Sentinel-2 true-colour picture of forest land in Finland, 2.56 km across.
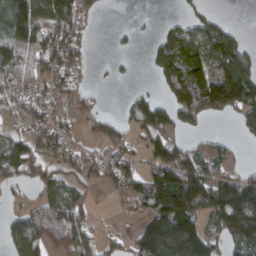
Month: March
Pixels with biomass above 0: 61%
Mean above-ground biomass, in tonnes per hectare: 82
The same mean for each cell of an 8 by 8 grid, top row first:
120 134 90 1 3 16 48 0
109 106 72 9 11 129 130 90
66 75 43 14 3 128 143 175
47 74 46 14 91 106 100 104
85 84 35 68 54 67 31 19
69 69 60 75 80 168 107 68
32 107 76 11 56 212 129 210
85 137 112 27 143 261 101 129
